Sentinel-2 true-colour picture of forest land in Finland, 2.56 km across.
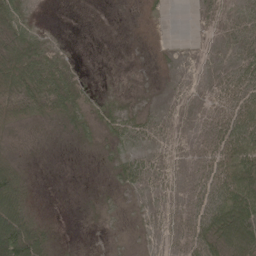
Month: May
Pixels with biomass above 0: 59%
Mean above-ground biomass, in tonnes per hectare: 28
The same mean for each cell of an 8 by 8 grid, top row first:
43 1 0 0 3 0 11 24
70 36 1 0 1 2 2 25
99 80 17 1 1 3 7 41
67 49 34 30 13 7 18 57
11 4 8 15 15 12 31 82
52 0 0 13 30 17 40 97
71 2 1 6 9 15 61 112
151 24 0 1 3 14 56 106
